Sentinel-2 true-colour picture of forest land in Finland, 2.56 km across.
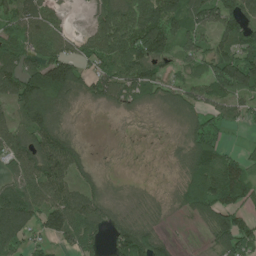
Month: June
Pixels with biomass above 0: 78%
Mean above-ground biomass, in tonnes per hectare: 73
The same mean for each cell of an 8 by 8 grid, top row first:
88 84 1 80 95 84 85 103
82 90 49 85 127 65 61 93
106 191 85 95 100 55 87 131
75 139 6 14 16 39 59 50
97 137 28 2 2 14 96 12
63 134 55 5 2 17 140 85
135 124 103 36 24 26 107 66
103 66 94 70 118 19 30 139
